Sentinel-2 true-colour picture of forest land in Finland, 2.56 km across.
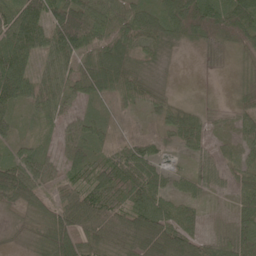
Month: May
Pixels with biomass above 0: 90%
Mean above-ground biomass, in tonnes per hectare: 49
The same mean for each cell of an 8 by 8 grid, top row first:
87 71 87 49 51 92 94 90
87 59 67 60 43 25 34 40
93 55 46 60 39 6 5 15
40 47 31 22 28 47 19 34
29 18 57 25 32 31 33 36
91 50 43 73 68 24 40 32
47 44 79 66 73 50 17 33
16 56 61 44 59 64 40 56
